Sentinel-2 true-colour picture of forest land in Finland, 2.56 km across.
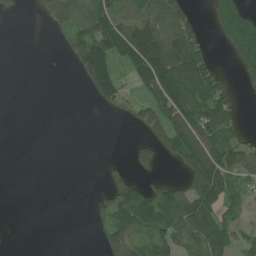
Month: June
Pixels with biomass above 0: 45%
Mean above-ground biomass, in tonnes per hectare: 65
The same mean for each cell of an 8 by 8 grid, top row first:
15 66 72 118 101 115 30 114
0 1 91 128 177 179 39 104
0 0 29 133 115 196 111 26
0 0 0 21 76 140 142 21
0 0 0 0 48 115 137 77
0 0 0 27 27 24 193 74
0 0 0 84 140 148 131 43
0 0 0 95 98 106 147 56
